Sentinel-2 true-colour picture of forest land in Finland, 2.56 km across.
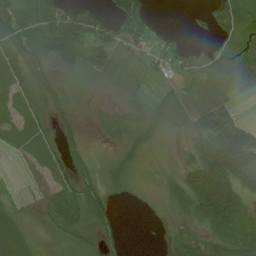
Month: July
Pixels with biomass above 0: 72%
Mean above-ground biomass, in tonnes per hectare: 32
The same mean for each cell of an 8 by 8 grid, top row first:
67 62 56 26 26 0 16 39
67 80 65 49 26 23 4 18
44 53 6 12 22 21 26 12
23 38 12 22 52 17 35 7
22 28 25 16 37 8 62 77
1 22 34 22 7 13 80 75
10 30 59 34 6 21 67 41
38 9 19 28 0 42 37 49
